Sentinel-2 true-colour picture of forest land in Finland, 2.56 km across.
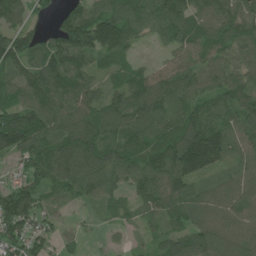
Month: June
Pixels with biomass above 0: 91%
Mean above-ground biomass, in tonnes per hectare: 97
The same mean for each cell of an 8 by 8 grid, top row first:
84 36 97 125 123 133 102 119
125 99 149 118 19 77 96 95
101 153 112 52 103 94 79 96
135 123 107 113 130 98 97 92
164 108 159 89 92 146 195 84
59 90 127 118 127 136 74 67
150 42 21 51 55 78 64 79
106 68 30 9 27 87 128 91
